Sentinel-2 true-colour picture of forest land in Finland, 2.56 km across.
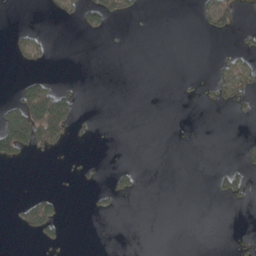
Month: April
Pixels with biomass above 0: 12%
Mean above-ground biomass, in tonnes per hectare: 14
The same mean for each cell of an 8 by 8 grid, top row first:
0 6 37 46 5 0 30 17
16 9 0 0 0 0 0 15
6 19 3 0 0 1 12 40
71 173 15 0 0 0 3 10
120 73 5 0 0 0 0 8
0 0 5 9 3 0 2 26
13 44 0 9 0 0 0 3
1 18 0 0 0 0 0 3
